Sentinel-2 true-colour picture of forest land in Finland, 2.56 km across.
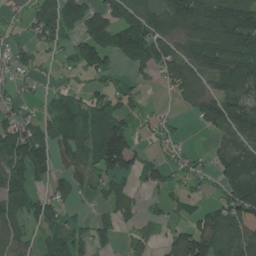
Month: June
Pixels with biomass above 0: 67%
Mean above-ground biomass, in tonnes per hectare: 71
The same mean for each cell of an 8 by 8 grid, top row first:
20 93 106 115 103 115 128 180
46 43 90 91 114 104 122 133
32 21 26 48 30 81 69 123
42 33 88 92 31 12 92 114
89 77 87 166 17 32 12 65
102 46 56 82 45 36 31 120
60 61 13 41 18 30 49 126
63 49 77 55 34 69 134 73
